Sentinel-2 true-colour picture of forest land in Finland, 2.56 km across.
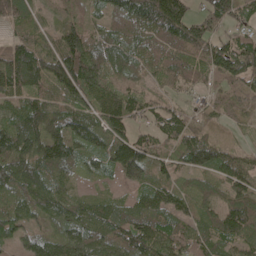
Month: May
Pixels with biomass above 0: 91%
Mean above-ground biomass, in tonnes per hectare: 88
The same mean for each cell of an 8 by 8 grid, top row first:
101 35 45 51 133 178 101 90
108 66 150 77 59 93 98 119
132 116 156 59 43 65 45 89
89 109 106 125 75 61 33 41
133 143 96 128 85 79 98 20
131 91 35 56 85 70 74 91
75 96 70 70 84 84 64 120
55 69 104 98 121 93 85 94
